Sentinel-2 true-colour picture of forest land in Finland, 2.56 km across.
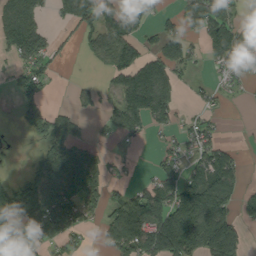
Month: September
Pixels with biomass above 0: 55%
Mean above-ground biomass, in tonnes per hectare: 78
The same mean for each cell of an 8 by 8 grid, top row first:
91 24 114 100 70 43 127 35
78 65 25 106 60 72 76 102
41 44 8 47 131 80 19 40
17 67 33 52 153 59 38 2
4 63 46 17 15 44 82 10
15 111 155 45 17 76 117 53
95 163 136 71 152 171 206 56
96 74 38 78 173 267 233 92
